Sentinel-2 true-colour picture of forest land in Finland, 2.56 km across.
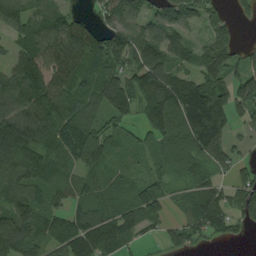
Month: August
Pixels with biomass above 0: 83%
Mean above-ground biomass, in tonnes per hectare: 94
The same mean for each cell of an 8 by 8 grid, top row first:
113 69 41 95 76 129 74 36
67 159 146 117 109 94 88 45
127 213 103 131 142 113 98 103
118 124 95 94 106 122 199 76
153 104 165 72 40 86 121 27
123 96 81 57 43 43 54 47
109 81 90 78 133 26 118 87
125 81 144 105 33 44 44 13
